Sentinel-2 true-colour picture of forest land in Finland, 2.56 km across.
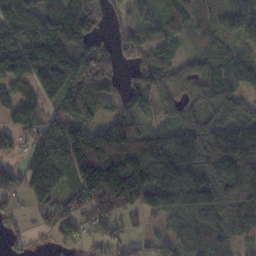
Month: November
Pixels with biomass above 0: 84%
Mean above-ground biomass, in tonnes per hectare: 119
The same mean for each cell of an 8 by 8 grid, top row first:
210 132 145 53 49 98 49 40
158 234 155 67 116 49 84 75
121 179 159 100 104 95 105 96
143 79 99 67 89 61 79 86
62 147 174 151 184 211 217 269
102 197 164 259 183 212 173 227
50 85 110 151 107 129 134 119
35 29 70 58 35 45 67 66
